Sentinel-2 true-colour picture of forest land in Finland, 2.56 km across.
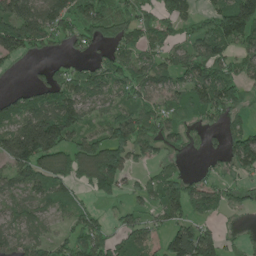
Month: June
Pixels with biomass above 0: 74%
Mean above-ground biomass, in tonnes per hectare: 92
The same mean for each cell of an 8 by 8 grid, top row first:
171 134 114 102 62 94 67 212
128 49 39 79 92 70 115 85
2 63 102 119 103 84 147 87
106 139 113 75 100 73 99 48
188 199 108 161 105 45 20 119
101 118 95 177 40 70 37 48
73 56 51 22 53 119 84 29
73 55 114 92 79 117 112 39
